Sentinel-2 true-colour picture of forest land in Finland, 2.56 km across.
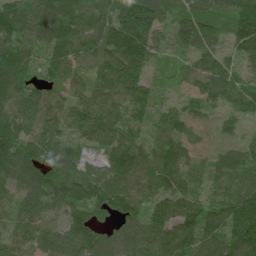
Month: June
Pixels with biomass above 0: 96%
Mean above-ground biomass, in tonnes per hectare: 101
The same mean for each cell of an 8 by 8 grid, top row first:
128 131 127 128 185 94 106 146
118 88 101 143 145 71 85 95
134 78 77 113 82 44 109 85
111 85 95 84 75 68 55 59
129 101 61 90 82 105 41 50
103 126 97 108 95 115 69 84
65 84 99 124 96 117 112 149
78 87 120 114 105 143 128 168
